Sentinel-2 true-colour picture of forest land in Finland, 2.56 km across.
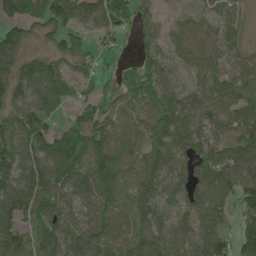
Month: May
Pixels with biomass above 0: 87%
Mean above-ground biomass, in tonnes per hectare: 88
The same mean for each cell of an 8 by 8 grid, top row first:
103 108 91 115 60 32 38 41
106 51 75 37 69 66 80 55
105 130 55 31 80 50 79 94
90 87 60 79 76 103 85 100
114 104 133 102 73 91 98 111
119 127 110 124 95 67 110 116
114 101 49 84 87 77 100 86
119 103 98 92 85 83 108 108
